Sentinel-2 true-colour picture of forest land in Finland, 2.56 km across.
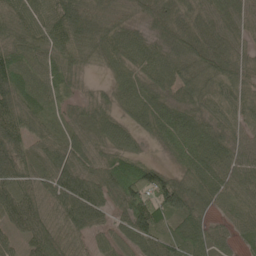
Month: May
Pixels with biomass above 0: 94%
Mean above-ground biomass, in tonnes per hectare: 68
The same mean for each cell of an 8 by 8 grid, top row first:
74 71 113 65 63 90 68 67
65 66 80 70 61 80 105 53
92 62 25 29 59 82 74 70
84 67 34 39 68 81 52 58
80 53 58 52 21 89 79 49
81 79 86 82 80 52 75 66
82 70 120 49 101 90 51 60
36 85 49 49 76 70 61 27
